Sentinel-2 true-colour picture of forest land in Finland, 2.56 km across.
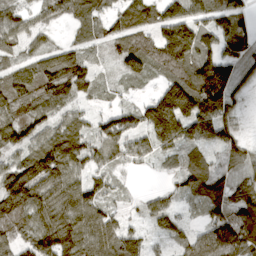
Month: March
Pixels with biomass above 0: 90%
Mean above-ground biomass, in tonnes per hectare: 92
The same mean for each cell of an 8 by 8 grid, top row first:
74 56 72 68 101 105 97 98
68 61 64 55 80 183 108 97
105 130 116 26 51 96 199 66
88 84 54 54 81 203 193 40
90 120 109 99 66 114 93 75
134 153 78 51 7 55 120 54
121 127 131 49 38 50 69 87
69 150 131 101 65 62 107 122
